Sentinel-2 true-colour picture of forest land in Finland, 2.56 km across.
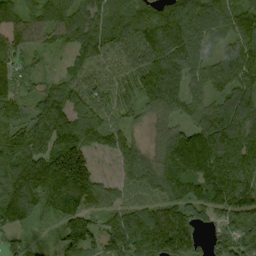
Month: September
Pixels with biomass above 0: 93%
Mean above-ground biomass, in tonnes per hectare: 118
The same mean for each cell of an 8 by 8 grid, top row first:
97 118 108 102 84 140 153 123
102 59 82 98 139 144 85 139
88 51 87 89 138 106 104 136
85 137 123 92 65 75 115 158
137 144 161 100 52 143 164 168
166 215 221 33 125 175 158 136
169 89 143 86 106 141 129 135
48 15 141 122 127 130 70 161
